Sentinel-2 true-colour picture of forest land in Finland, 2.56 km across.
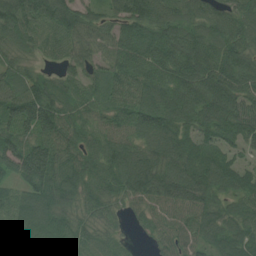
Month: July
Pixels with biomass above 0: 95%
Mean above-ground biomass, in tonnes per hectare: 84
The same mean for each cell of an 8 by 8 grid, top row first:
116 104 80 70 116 88 86 69
61 56 68 84 113 126 107 80
70 56 60 97 98 128 124 90
130 127 66 69 100 116 111 92
99 101 71 79 71 95 68 54
78 112 89 87 114 95 87 81
83 92 57 46 52 65 60 53
91 110 69 45 15 57 54 66
